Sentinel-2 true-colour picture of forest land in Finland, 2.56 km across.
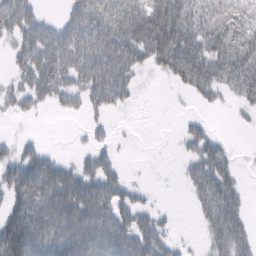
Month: February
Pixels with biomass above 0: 63%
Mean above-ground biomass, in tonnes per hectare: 50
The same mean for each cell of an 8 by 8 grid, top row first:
85 17 78 84 85 115 72 69
39 76 76 79 77 113 74 82
29 69 51 81 6 35 68 70
24 9 20 23 1 3 8 10
22 5 5 18 0 6 47 2
60 86 64 44 1 3 72 18
54 90 110 71 30 3 53 37
106 79 114 85 68 16 26 48
